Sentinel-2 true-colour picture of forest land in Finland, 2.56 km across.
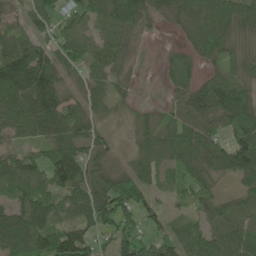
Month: June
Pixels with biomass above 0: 85%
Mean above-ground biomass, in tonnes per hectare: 64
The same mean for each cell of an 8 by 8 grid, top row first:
32 63 54 92 70 44 72 85
72 52 66 69 8 19 63 39
132 98 39 51 5 46 43 69
84 98 61 27 17 48 87 112
33 60 76 25 43 76 75 101
75 75 90 54 49 39 47 61
63 68 79 102 73 19 69 83
93 83 89 70 64 59 88 94
